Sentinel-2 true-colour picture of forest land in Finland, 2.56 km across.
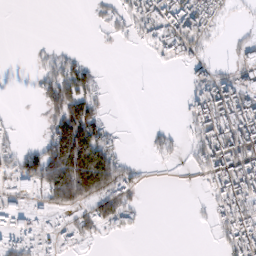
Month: February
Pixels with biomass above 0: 46%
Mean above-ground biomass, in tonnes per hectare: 57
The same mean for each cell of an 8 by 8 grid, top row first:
0 0 0 35 98 119 91 8
0 15 5 5 28 110 24 51
0 69 97 3 1 6 87 83
3 47 139 6 0 3 148 145
41 101 193 56 10 28 126 165
120 120 177 105 13 3 82 149
77 59 69 92 20 0 27 117
71 47 48 8 0 0 3 103
